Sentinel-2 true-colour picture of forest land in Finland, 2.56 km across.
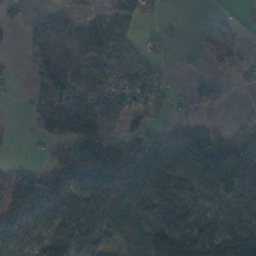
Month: November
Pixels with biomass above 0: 65%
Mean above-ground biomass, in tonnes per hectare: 65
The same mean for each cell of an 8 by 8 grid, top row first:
11 57 36 76 51 3 1 7
3 61 88 146 57 5 16 10
6 70 87 129 109 9 34 12
1 141 138 105 55 23 14 3
2 40 124 47 61 58 63 78
73 102 109 143 79 74 122 113
113 96 56 93 36 67 38 76
71 77 85 56 78 113 109 156
